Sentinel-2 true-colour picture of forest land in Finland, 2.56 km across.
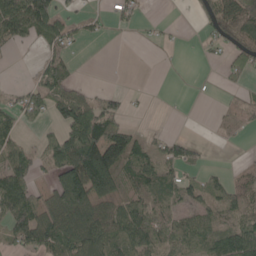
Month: May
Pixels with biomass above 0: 53%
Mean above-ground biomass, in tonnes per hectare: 58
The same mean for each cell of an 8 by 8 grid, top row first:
132 111 28 21 10 0 35 127
26 39 14 0 2 4 15 45
2 69 13 0 0 0 0 21
62 70 128 62 3 0 2 22
61 53 181 147 41 50 6 7
109 36 179 157 86 58 31 19
131 71 156 76 77 50 55 54
59 113 132 92 109 85 65 117
